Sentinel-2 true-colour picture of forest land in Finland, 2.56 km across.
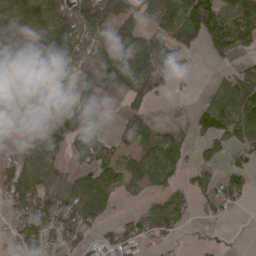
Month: April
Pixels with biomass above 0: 66%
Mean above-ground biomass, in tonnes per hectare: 75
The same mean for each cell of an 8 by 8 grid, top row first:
103 89 128 116 75 108 122 122
131 149 96 117 83 94 52 56
125 127 86 97 88 41 7 84
22 79 111 23 47 14 64 123
19 112 67 57 96 77 36 65
85 91 72 89 103 49 42 53
75 122 120 43 42 75 49 19
66 81 69 57 52 20 11 2
